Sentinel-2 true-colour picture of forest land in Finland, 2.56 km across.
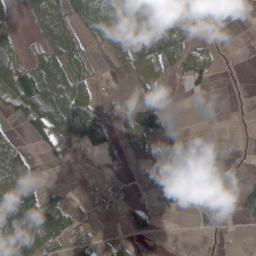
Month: April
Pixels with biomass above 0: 46%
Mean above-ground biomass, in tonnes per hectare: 35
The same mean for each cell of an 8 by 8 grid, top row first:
8 69 50 74 97 79 21 11
26 37 42 34 88 58 19 1
91 73 44 4 43 13 26 0
66 124 79 25 68 3 0 0
19 42 50 33 23 9 1 0
87 2 6 13 9 2 2 3
102 73 22 13 32 7 21 32
118 63 37 15 14 0 2 2
